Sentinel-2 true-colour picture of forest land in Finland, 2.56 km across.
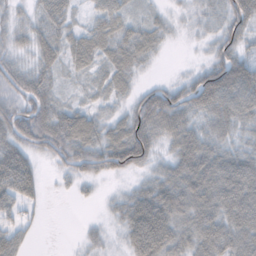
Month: November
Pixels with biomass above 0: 85%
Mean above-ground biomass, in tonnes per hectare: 55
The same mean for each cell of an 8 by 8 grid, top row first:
24 43 14 55 19 11 30 71
32 45 58 48 45 4 22 51
64 45 16 42 11 25 100 125
74 71 47 26 90 97 65 82
71 75 88 85 84 63 67 43
117 9 42 35 27 76 100 108
43 9 2 17 100 92 87 104
49 0 11 11 105 72 86 77
